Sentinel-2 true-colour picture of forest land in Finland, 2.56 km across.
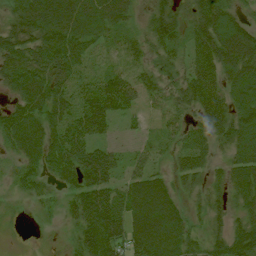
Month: July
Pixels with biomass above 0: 87%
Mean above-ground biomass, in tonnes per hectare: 56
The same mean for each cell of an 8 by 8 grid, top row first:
51 95 82 63 20 41 68 38
68 83 66 27 30 37 66 133
72 87 55 67 49 36 79 89
64 75 72 68 23 31 77 72
54 75 74 31 20 27 45 83
37 47 85 64 55 37 46 76
11 19 77 91 70 36 30 38
1 3 48 78 71 52 36 65
